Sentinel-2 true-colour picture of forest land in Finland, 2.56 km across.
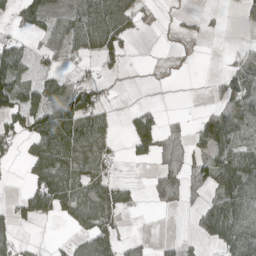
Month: April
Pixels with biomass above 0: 50%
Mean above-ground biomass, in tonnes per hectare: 42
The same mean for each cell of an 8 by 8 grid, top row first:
28 35 44 75 24 7 9 24
44 30 36 51 0 10 2 20
87 41 30 15 1 3 7 72
74 79 96 13 38 3 35 76
38 85 84 28 61 55 61 57
2 96 72 36 5 47 58 114
29 68 70 76 8 15 52 72
35 4 34 57 14 19 46 80
